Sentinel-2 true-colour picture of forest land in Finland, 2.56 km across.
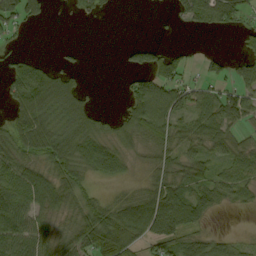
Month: September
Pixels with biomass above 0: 64%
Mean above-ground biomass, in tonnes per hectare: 44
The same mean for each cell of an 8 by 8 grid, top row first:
54 11 12 5 0 7 54 46
6 0 4 0 28 11 2 14
55 91 21 0 51 62 31 33
51 58 61 10 96 65 38 54
58 62 61 52 38 53 55 37
72 63 51 39 20 50 51 51
63 59 61 55 93 105 55 21
57 52 66 90 60 70 47 23
